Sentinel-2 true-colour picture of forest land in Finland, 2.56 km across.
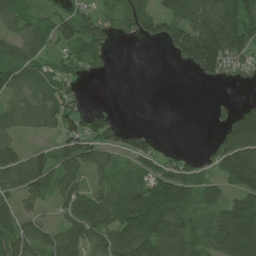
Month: June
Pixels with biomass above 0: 69%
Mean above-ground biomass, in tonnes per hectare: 71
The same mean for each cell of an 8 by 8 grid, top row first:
67 38 60 54 96 88 135 134
50 44 79 31 6 96 208 98
68 57 25 3 0 0 37 24
47 64 58 15 0 0 11 98
51 22 126 74 76 2 19 161
107 95 73 60 58 107 35 181
55 23 86 105 149 101 49 100
89 67 79 110 162 124 73 148
